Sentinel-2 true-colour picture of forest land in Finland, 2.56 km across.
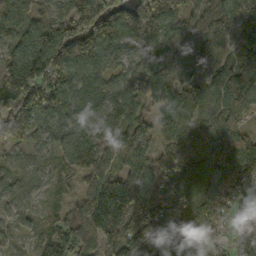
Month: October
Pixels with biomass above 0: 92%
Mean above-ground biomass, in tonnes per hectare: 117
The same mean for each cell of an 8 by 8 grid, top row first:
98 67 125 148 173 114 189 88
113 201 164 117 133 105 127 77
188 150 102 77 108 116 142 130
154 113 97 100 81 135 90 119
62 67 115 108 138 112 115 146
50 53 79 108 102 214 110 110
52 29 77 210 151 238 140 97
23 88 125 127 201 172 71 74
